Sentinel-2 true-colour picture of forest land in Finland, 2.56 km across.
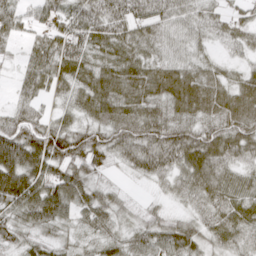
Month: April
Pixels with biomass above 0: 92%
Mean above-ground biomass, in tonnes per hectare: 56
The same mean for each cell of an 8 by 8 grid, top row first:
54 51 71 98 70 53 44 35
17 76 72 54 54 37 25 40
24 60 58 72 76 75 64 47
47 25 44 66 64 56 61 83
96 92 75 60 66 75 72 62
103 76 61 15 32 46 68 43
74 87 60 51 21 19 50 60
47 37 30 41 53 76 45 44
